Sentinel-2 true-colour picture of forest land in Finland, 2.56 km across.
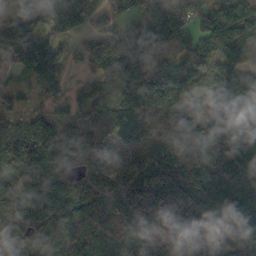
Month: October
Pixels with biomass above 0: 91%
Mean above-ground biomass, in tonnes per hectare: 118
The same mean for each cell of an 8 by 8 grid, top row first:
82 117 187 133 86 88 118 161
119 115 51 159 139 95 81 96
22 108 30 65 149 130 86 120
76 68 66 83 80 159 113 185
112 145 123 90 88 72 159 149
96 94 89 113 214 225 158 141
100 103 106 102 260 292 167 153
93 67 65 60 114 124 172 162
